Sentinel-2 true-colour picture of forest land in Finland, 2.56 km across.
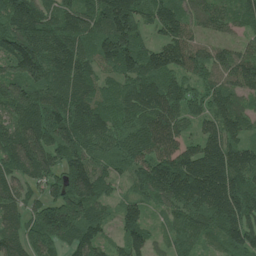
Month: June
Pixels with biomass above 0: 96%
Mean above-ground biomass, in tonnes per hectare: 144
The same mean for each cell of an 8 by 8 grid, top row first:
178 143 160 214 109 152 117 91
223 193 156 217 117 162 91 72
162 176 163 90 156 112 110 135
146 173 184 120 152 132 114 121
164 176 178 125 153 129 145 129
129 136 190 96 153 216 245 193
112 152 191 67 85 132 182 209
115 177 139 56 96 74 70 139
